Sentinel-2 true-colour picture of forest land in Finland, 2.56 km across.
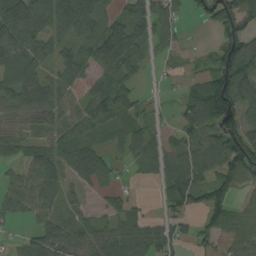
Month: August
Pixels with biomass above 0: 75%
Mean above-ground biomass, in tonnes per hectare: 62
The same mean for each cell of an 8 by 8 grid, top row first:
138 87 96 59 74 47 40 111
116 56 45 127 39 31 16 133
85 51 34 41 14 10 75 129
55 74 56 57 26 26 108 104
52 53 68 29 61 37 47 144
41 56 47 21 20 99 55 123
58 49 28 33 13 46 93 58
18 85 54 81 78 51 43 83
